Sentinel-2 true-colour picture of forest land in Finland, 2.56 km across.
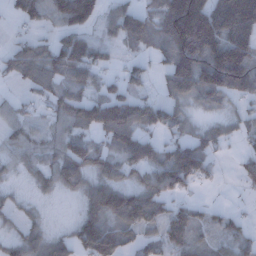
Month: December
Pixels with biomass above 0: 73%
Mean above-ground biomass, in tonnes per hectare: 79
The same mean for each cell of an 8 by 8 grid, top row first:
40 63 132 63 76 202 195 201
48 61 103 39 45 164 190 170
36 84 70 42 43 121 139 136
41 37 121 176 97 68 32 36
58 54 73 78 102 78 65 33
24 55 77 80 63 129 39 36
32 10 36 127 126 49 29 10
47 67 84 99 52 69 34 57
